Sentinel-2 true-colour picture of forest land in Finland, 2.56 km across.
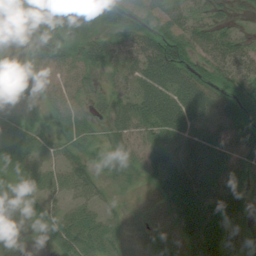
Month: August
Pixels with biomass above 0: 87%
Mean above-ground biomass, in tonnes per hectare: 44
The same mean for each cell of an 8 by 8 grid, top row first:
26 75 42 52 45 40 31 10
8 53 42 56 69 96 43 40
19 31 38 32 73 79 65 51
17 24 33 50 73 82 61 64
41 44 37 28 45 66 78 64
37 43 45 23 33 77 77 44
7 34 38 19 9 48 71 53
2 24 67 44 11 18 77 8
